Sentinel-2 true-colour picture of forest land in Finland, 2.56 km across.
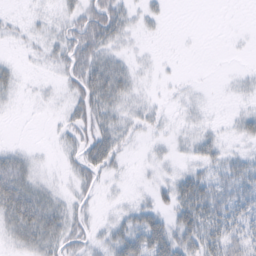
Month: February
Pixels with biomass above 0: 51%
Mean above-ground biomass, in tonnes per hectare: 17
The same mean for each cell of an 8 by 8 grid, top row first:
3 8 33 45 11 0 0 0
4 14 48 21 2 0 0 1
11 2 36 49 5 3 1 6
1 1 26 27 15 4 3 9
4 2 25 35 4 7 18 7
45 4 20 9 2 15 21 35
47 35 13 4 18 31 39 29
20 32 20 24 43 37 34 30
